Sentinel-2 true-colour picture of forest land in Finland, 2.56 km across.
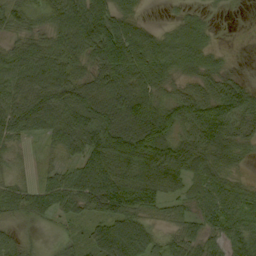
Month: September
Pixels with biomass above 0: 84%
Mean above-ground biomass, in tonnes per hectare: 67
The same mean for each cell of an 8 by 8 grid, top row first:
59 60 97 82 18 16 15 0
42 63 79 132 97 82 48 0
87 111 69 95 82 41 55 23
100 115 99 104 95 76 98 76
33 34 87 130 138 83 97 52
17 30 73 108 108 89 71 21
43 51 58 104 76 35 61 56
30 5 31 121 86 46 52 71
